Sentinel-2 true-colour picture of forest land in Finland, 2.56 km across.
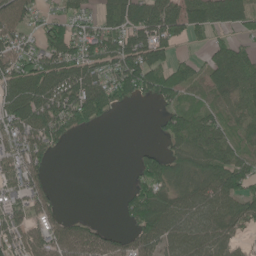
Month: June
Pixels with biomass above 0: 71%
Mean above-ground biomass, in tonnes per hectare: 75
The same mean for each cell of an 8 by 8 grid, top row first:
70 48 52 96 124 127 116 107
65 93 86 98 125 40 43 64
107 133 138 102 113 95 67 124
124 133 128 44 0 63 53 69
84 85 1 0 7 47 87 52
80 40 0 0 63 78 90 110
74 63 0 0 146 93 93 82
64 83 100 52 78 81 86 33
